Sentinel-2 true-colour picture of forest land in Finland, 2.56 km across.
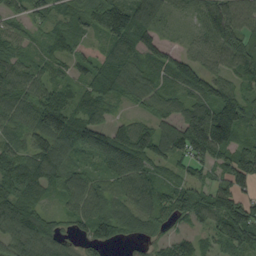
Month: September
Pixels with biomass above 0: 91%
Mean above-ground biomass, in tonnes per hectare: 81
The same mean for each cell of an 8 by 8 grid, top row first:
38 46 66 120 103 35 40 83
56 52 42 82 89 35 61 74
102 68 57 106 88 70 72 63
88 134 78 35 42 62 123 119
70 111 104 119 117 127 175 77
128 96 78 69 88 45 55 98
126 47 92 60 103 81 97 106
105 115 44 66 48 51 37 109
